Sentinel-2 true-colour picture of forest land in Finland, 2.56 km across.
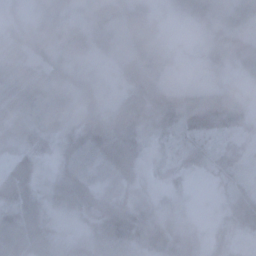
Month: November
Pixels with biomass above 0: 93%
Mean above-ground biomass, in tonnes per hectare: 45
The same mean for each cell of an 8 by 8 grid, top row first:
18 33 23 86 95 23 49 81
37 39 44 40 92 24 53 60
49 45 41 22 135 20 24 24
46 59 43 35 60 110 88 52
33 25 58 66 30 28 44 34
56 19 61 40 20 20 30 31
50 31 48 64 32 15 2 69
59 42 24 72 52 37 21 22
